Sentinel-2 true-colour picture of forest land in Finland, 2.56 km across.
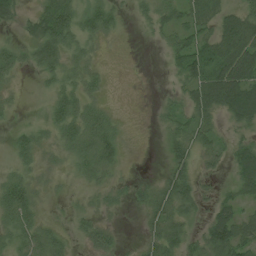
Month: July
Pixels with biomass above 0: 64%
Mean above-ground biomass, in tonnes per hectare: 35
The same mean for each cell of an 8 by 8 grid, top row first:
29 62 47 35 19 49 48 59
26 74 35 3 1 49 56 85
13 25 32 4 1 21 88 94
9 25 45 14 0 26 54 80
23 25 50 48 0 40 35 30
28 16 25 24 5 44 16 46
65 10 15 18 24 45 21 35
39 45 17 31 19 44 62 59
